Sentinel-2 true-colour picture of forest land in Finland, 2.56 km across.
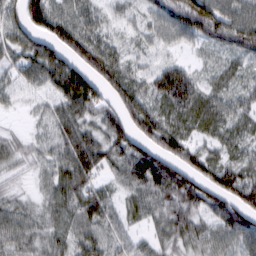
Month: March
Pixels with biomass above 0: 89%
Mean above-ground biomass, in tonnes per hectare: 62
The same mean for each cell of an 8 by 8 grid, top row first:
57 98 54 29 33 81 102 59
70 81 86 49 26 25 36 62
47 71 114 83 46 89 35 39
17 43 84 64 82 71 67 52
43 41 98 77 71 71 43 45
29 38 88 41 116 96 74 70
49 42 72 50 50 79 71 106
56 47 55 51 29 61 60 67
